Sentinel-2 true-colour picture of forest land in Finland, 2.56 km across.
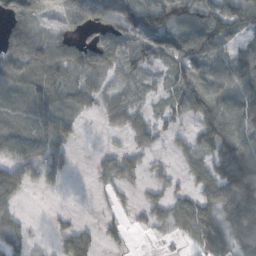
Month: October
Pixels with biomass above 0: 74%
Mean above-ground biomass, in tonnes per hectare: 64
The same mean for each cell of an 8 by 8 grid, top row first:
80 74 100 94 118 77 97 99
80 94 71 105 116 125 128 67
56 81 61 47 43 68 122 111
36 80 35 46 35 46 103 114
90 76 14 11 38 21 65 114
83 52 2 44 30 25 71 146
42 6 5 13 28 53 70 92
49 17 64 17 2 13 67 47
